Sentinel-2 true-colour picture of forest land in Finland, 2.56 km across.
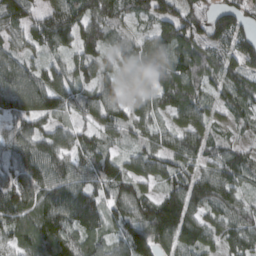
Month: March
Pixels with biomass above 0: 91%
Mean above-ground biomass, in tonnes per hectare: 86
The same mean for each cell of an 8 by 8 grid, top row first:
92 86 112 98 71 113 90 93
59 80 111 62 67 96 87 97
84 84 86 46 36 90 81 68
59 72 54 87 67 86 59 74
94 83 72 40 63 79 75 49
87 104 86 108 77 92 91 85
113 112 140 89 98 154 109 81
65 103 79 77 133 115 81 94
